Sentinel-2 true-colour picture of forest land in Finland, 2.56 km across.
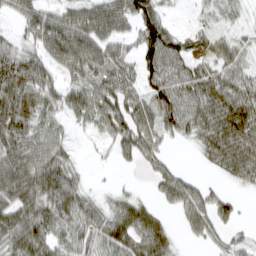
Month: March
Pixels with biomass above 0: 77%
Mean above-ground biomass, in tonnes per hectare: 55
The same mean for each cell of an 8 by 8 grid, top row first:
34 50 69 85 78 9 22 19
42 62 70 52 73 65 33 37
88 50 47 78 58 69 70 54
88 49 61 103 79 91 75 88
78 68 8 44 77 14 56 80
91 90 28 2 12 46 9 49
75 66 62 41 39 31 58 19
75 65 54 65 67 22 28 25
